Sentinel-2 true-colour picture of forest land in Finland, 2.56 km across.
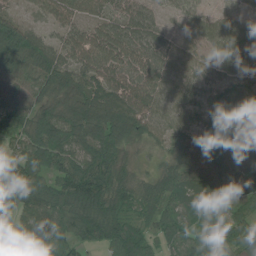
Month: July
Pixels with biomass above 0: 95%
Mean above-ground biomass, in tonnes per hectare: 76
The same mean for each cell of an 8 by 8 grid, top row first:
50 48 56 67 72 33 53 51
141 79 90 110 92 66 70 106
64 92 82 89 89 72 52 52
80 77 105 123 102 69 37 27
65 133 101 118 59 44 42 34
142 88 133 107 43 77 42 45
96 97 112 90 64 51 57 37
68 81 70 96 66 64 53 75
